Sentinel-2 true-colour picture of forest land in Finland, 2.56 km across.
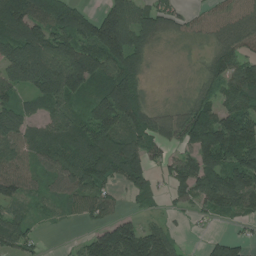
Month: July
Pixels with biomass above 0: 80%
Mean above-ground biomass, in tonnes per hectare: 92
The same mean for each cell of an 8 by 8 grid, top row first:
185 120 102 155 94 59 50 76
135 141 140 204 83 12 38 75
93 159 161 126 46 5 64 121
77 70 65 166 79 47 90 117
85 90 105 119 87 56 208 179
95 62 119 100 86 91 151 158
46 28 44 42 25 25 66 99
81 7 28 199 154 45 33 50
